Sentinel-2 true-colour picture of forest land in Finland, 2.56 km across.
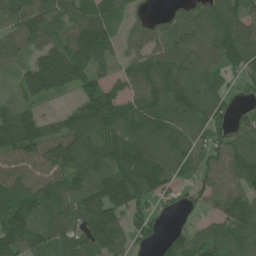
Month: June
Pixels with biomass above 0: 88%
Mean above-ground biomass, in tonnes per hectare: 106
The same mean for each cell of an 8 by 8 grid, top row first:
91 110 96 69 34 54 126 99
83 114 123 68 83 82 119 132
58 192 110 59 118 125 103 48
118 29 117 132 137 115 125 40
169 130 177 117 142 126 82 95
100 100 161 161 166 72 80 123
152 122 142 180 68 34 54 130
154 99 103 121 50 61 99 122
